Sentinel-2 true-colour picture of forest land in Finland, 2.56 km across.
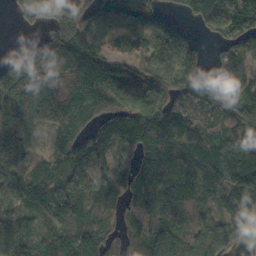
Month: October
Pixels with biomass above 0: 88%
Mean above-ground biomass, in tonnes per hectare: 132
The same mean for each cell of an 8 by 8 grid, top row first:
49 97 124 131 130 48 166 153
11 133 139 71 110 143 28 129
134 145 168 155 145 162 146 130
176 148 128 146 222 162 123 130
212 61 114 149 147 156 144 205
116 145 179 149 137 160 155 204
78 111 131 96 121 143 81 124
129 94 184 101 141 114 144 117
